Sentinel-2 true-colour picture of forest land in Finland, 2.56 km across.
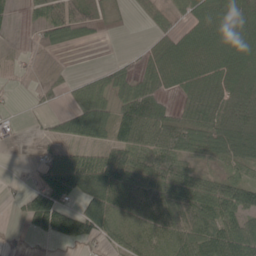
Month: May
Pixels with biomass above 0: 68%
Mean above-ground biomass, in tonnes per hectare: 53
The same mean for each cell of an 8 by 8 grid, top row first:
11 60 72 23 19 31 59 78
4 27 10 0 13 57 70 94
6 15 19 44 42 48 67 70
5 17 65 59 89 28 55 79
8 23 36 62 69 67 58 80
5 76 125 113 90 75 32 37
13 137 61 91 69 68 81 85
4 39 75 43 65 66 91 89
